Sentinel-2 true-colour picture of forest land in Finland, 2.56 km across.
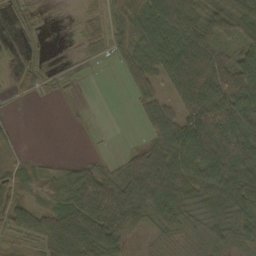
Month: October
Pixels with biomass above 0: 74%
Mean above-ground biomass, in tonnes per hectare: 52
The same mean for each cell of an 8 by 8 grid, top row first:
18 6 9 36 83 85 61 61
8 3 11 29 66 83 75 58
21 16 3 1 47 77 101 102
4 0 4 0 39 57 122 97
15 0 2 1 38 85 110 97
35 26 57 48 115 92 104 102
72 47 83 107 85 88 63 79
30 79 120 93 8 18 34 38
